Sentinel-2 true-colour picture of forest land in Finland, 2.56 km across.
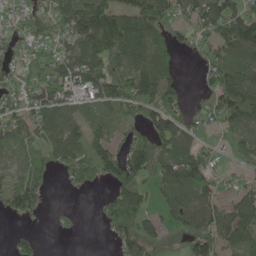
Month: May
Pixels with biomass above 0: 72%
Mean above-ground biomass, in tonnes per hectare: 67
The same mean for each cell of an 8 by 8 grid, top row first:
34 57 103 112 111 60 100 94
41 55 86 93 91 49 57 97
54 100 81 92 107 43 48 112
65 87 42 36 82 81 62 95
55 81 80 60 77 104 31 46
64 46 65 63 66 93 62 25
70 23 10 71 63 73 86 99
36 2 4 26 69 13 81 88
